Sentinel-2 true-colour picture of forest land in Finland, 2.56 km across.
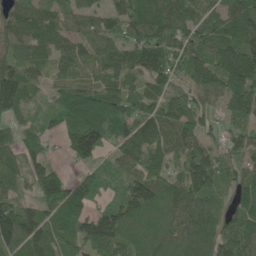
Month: June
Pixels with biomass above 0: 91%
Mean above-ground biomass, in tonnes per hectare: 99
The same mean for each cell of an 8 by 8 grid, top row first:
89 80 85 88 111 119 100 120
91 96 71 84 130 107 104 132
121 45 62 60 78 74 122 152
65 52 157 150 97 92 52 111
80 41 145 81 118 110 76 74
75 116 68 44 122 74 161 83
104 99 137 92 129 99 80 93
135 114 127 129 101 85 101 115
